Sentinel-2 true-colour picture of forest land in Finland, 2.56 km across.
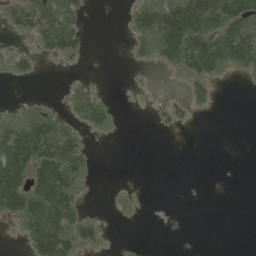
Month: June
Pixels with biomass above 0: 41%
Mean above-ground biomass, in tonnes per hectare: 47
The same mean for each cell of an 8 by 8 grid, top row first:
70 82 45 0 84 123 137 135
26 55 45 0 73 148 120 149
30 1 16 0 6 18 91 18
43 58 79 47 6 40 20 0
126 123 65 6 0 0 0 0
118 127 103 0 0 0 0 0
112 124 54 14 11 0 0 0
17 159 98 10 2 0 0 0
